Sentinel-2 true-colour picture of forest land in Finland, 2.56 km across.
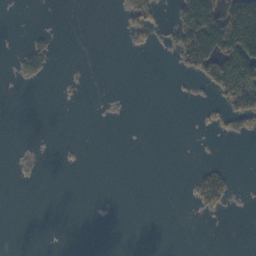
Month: October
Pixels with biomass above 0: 15%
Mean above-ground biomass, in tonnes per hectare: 19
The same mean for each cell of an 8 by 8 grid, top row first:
1 1 0 0 59 43 142 166
5 33 0 0 12 46 149 157
9 10 2 0 0 2 63 155
0 0 0 3 0 0 7 63
1 0 3 0 0 0 1 3
2 0 0 0 0 0 57 2
0 0 0 1 0 0 29 2
0 0 0 0 0 0 0 0
